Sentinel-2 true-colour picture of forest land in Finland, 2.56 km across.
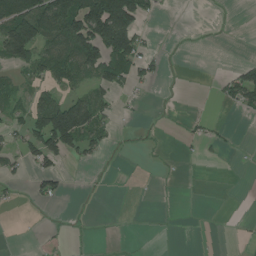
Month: July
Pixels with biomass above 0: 32%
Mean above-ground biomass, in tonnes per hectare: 38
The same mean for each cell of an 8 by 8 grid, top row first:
147 138 159 239 52 1 0 0
165 72 143 156 44 1 1 0
27 53 44 79 40 1 2 78
49 128 144 32 2 2 2 22
38 124 77 13 8 2 20 2
22 52 10 2 1 4 0 0
7 5 4 11 0 0 0 0
0 5 2 3 8 1 1 2
